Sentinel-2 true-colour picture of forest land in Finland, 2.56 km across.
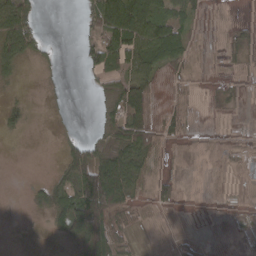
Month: March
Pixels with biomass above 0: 48%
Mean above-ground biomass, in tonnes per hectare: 27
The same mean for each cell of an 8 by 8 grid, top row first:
89 0 14 101 87 44 7 1
70 9 17 65 71 51 2 17
14 3 3 28 50 9 3 10
23 3 0 22 44 17 3 3
1 0 30 31 57 9 2 7
0 6 88 118 29 9 1 2
0 41 115 94 9 12 1 5
0 5 73 66 3 14 3 3
